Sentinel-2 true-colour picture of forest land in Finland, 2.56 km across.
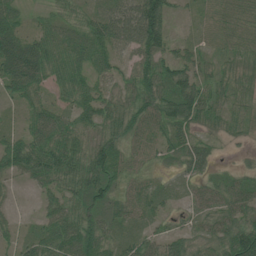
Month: July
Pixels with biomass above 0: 91%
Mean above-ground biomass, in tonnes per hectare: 56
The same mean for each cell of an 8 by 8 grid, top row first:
40 31 47 72 107 22 37 54
70 63 69 71 83 37 34 49
77 52 59 53 82 79 47 42
18 65 65 76 78 87 51 40
58 88 60 70 56 60 33 15
35 73 80 70 34 28 40 41
9 41 76 54 49 24 56 70
36 69 86 51 49 59 61 111
